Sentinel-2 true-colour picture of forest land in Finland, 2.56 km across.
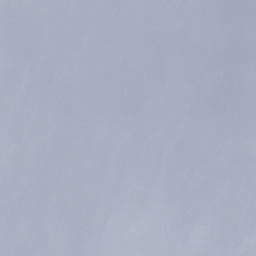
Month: December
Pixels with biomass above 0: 75%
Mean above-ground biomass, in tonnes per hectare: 88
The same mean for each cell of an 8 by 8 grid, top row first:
30 134 107 176 89 119 120 33
55 35 107 184 85 140 133 51
127 60 40 107 82 72 120 51
58 11 16 69 67 100 132 195
45 17 35 63 68 113 131 154
50 75 62 34 97 104 157 151
75 54 78 81 102 129 79 82
72 100 102 47 99 164 43 95
